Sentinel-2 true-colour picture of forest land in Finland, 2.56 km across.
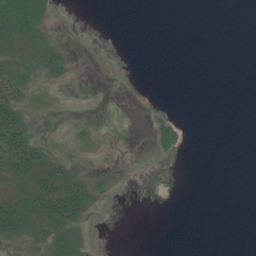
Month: July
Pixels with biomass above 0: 25%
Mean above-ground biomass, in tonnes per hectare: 8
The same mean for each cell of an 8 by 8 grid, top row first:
36 11 0 0 0 0 0 0
24 19 0 0 0 0 0 0
31 9 3 0 0 0 0 0
31 6 0 0 1 2 0 0
49 13 10 0 0 13 0 0
30 38 19 7 0 0 0 0
38 50 40 0 0 0 0 0
18 20 14 0 0 0 0 0
